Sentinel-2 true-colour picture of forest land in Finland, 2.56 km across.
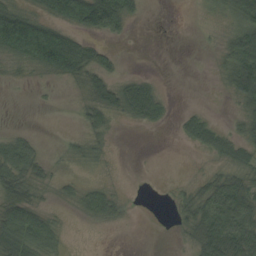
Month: August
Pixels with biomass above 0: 54%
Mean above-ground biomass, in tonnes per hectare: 35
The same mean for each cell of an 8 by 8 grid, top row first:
105 63 108 105 10 0 7 54
121 177 78 13 0 0 3 65
8 14 43 43 28 0 1 74
0 1 19 47 59 10 12 25
42 4 27 7 0 4 44 48
64 23 10 3 0 2 24 39
71 18 21 34 0 19 60 77
84 45 0 0 0 3 83 72
